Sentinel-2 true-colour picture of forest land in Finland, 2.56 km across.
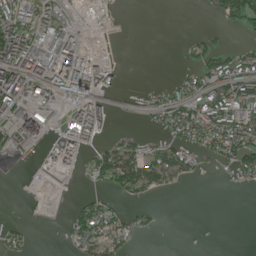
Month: June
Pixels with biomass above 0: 43%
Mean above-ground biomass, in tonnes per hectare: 44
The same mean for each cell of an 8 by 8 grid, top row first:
99 48 11 5 0 0 9 77
154 76 61 1 0 1 37 26
136 111 188 39 2 26 61 104
106 29 112 35 19 85 112 90
58 61 93 31 29 53 65 100
2 13 15 61 70 36 3 33
0 2 35 31 13 0 0 0
23 0 47 52 3 0 0 0
